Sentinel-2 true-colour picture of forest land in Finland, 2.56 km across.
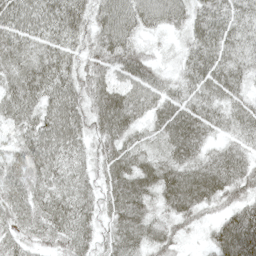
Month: May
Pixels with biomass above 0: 97%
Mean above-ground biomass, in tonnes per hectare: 53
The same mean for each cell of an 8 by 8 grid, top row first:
69 67 58 69 54 45 52 42
59 49 43 75 32 16 58 44
56 67 53 59 60 32 56 42
55 61 54 91 49 56 52 45
45 68 44 58 36 63 37 35
51 54 39 55 58 60 69 55
55 58 52 48 52 53 36 54
43 49 52 44 51 37 30 122
